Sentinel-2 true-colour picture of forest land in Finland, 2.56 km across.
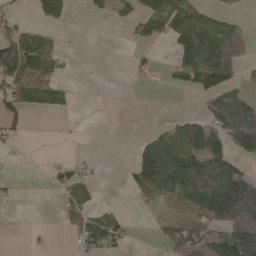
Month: April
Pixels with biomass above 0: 41%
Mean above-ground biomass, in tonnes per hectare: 46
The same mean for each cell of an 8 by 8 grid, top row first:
18 40 2 18 52 104 48 17
128 40 1 0 17 73 112 54
94 48 2 0 15 21 86 27
31 12 1 0 0 9 44 96
11 0 1 0 47 132 107 70
3 11 33 0 102 116 97 88
5 0 44 17 10 69 127 158
0 2 41 54 1 88 109 162
